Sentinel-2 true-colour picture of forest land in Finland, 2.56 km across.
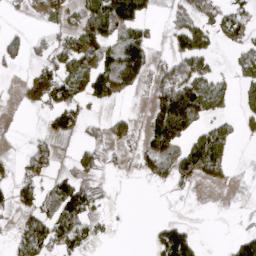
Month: April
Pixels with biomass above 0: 42%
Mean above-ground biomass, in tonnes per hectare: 51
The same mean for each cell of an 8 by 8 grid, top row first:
5 34 62 133 62 18 34 54
41 40 89 61 97 59 66 42
4 91 97 114 55 125 74 44
7 51 54 19 18 186 59 39
5 27 31 38 57 79 130 14
37 39 58 7 29 68 47 1
51 58 105 4 0 0 0 1
64 102 74 7 2 136 3 47
